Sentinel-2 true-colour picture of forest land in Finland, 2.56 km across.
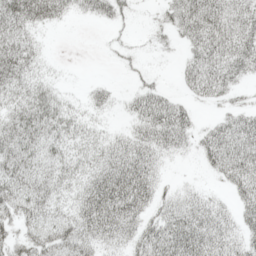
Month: May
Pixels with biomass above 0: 72%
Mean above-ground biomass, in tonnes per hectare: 28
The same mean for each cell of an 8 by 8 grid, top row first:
48 40 15 24 3 35 45 30
43 5 0 5 5 10 46 41
36 17 2 5 8 9 46 17
31 45 18 11 40 40 3 22
40 39 30 26 38 30 33 36
40 37 30 50 44 4 7 34
34 31 37 58 33 35 27 21
21 36 44 31 41 51 37 21
